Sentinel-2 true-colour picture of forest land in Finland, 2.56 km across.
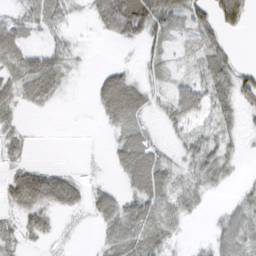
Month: March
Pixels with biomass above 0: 64%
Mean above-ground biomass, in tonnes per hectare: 29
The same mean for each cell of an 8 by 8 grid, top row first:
18 41 5 76 89 37 45 58
42 30 7 3 18 9 45 4
43 59 4 46 18 17 57 52
23 8 0 40 28 44 39 32
18 0 0 13 36 15 44 15
35 54 11 7 58 29 45 7
31 43 23 45 50 34 7 21
23 15 1 32 46 12 11 36
